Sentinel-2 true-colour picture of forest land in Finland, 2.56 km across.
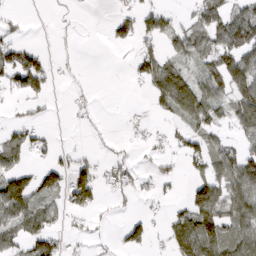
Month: March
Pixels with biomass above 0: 46%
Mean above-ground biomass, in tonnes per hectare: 41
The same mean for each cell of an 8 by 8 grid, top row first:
13 1 3 21 52 18 70 61
66 9 5 13 33 34 51 87
76 53 4 0 47 90 61 94
10 12 11 0 10 45 65 76
55 21 2 9 17 22 49 34
63 53 68 40 16 21 61 102
84 31 48 17 6 17 117 76
42 61 15 10 43 68 97 77
